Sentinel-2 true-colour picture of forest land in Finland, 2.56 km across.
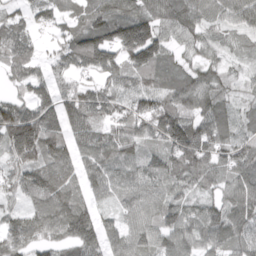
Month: April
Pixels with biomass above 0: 92%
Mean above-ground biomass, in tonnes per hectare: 96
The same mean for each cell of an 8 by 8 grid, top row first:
50 37 79 121 121 112 74 92
101 26 147 161 216 55 60 40
70 82 53 69 79 102 88 31
129 122 124 78 97 132 121 49
182 134 81 102 82 154 123 77
87 132 78 92 98 106 91 92
56 132 116 48 98 88 87 130
109 78 133 75 94 111 91 96
